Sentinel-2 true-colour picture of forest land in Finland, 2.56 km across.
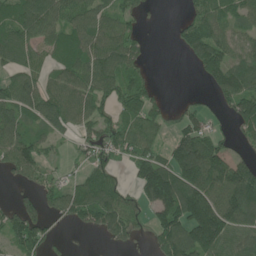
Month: June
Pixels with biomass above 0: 69%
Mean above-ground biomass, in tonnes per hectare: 76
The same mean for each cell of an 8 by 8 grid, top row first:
75 88 85 74 30 9 80 58
98 61 99 100 36 23 121 59
64 54 86 99 48 0 43 95
91 99 86 58 86 18 31 99
117 39 37 74 83 82 93 24
55 45 38 47 123 152 157 135
56 59 94 116 56 161 154 142
82 51 1 42 12 137 150 86
